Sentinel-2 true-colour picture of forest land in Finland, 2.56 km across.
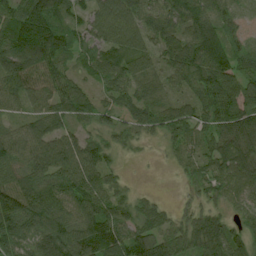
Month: July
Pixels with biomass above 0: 92%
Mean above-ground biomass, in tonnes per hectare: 77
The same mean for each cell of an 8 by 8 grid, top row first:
94 128 53 123 87 84 80 30
136 134 66 97 85 91 126 42
94 83 42 73 78 60 107 75
34 71 66 68 70 70 85 97
85 91 78 46 19 57 64 100
89 88 111 44 1 15 63 80
112 98 73 76 49 24 47 42
91 99 102 109 85 81 115 66
